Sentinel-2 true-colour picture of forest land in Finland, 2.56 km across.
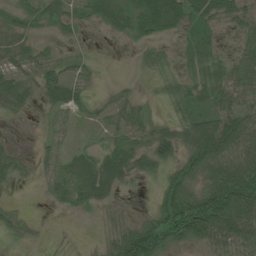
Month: July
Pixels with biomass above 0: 78%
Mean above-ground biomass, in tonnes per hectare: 41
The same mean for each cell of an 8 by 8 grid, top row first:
30 39 42 42 53 59 53 41
46 19 11 2 24 18 41 30
39 44 44 7 8 35 70 43
22 23 25 33 28 24 42 53
8 29 14 35 61 55 101 77
28 41 90 65 29 48 69 94
13 9 37 12 9 91 118 106
10 2 4 25 104 53 56 63
